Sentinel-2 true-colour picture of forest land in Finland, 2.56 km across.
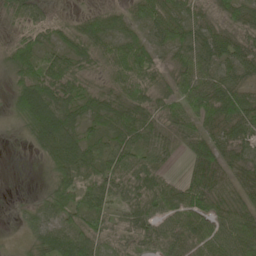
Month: May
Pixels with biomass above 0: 90%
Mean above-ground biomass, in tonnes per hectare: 52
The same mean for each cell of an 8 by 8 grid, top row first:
33 25 27 49 48 60 37 42
47 34 63 57 52 49 59 50
47 79 53 51 73 49 58 47
43 97 55 72 64 45 58 66
4 88 60 54 57 25 53 51
0 33 76 64 72 16 61 41
9 51 55 43 69 75 64 55
8 66 63 44 52 65 69 70
